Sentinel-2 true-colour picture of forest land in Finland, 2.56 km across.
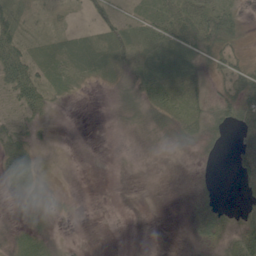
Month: June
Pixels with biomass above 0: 69%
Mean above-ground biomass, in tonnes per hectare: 21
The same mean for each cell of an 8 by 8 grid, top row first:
40 13 9 36 24 54 62 21
49 22 32 39 30 49 40 19
73 36 14 12 32 41 26 34
20 17 0 5 18 31 35 50
27 6 1 1 6 11 17 25
42 6 1 1 5 5 4 27
3 8 3 1 4 3 33 20
18 18 2 2 2 2 26 58
